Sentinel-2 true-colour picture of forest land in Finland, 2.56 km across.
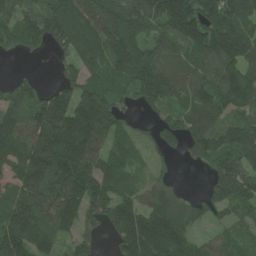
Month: July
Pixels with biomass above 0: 85%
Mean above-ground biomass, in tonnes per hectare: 137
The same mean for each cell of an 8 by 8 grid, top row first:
111 178 187 158 185 248 178 209
75 78 161 165 135 112 203 203
51 14 145 124 216 133 135 206
123 209 200 122 48 89 145 119
144 237 210 106 54 84 149 186
129 200 184 136 55 23 63 167
178 145 141 136 122 121 100 103
198 112 82 64 217 141 53 71
